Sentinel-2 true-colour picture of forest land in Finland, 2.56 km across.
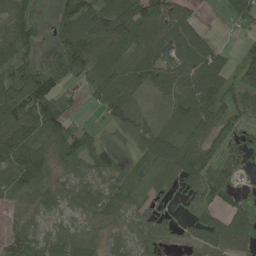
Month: May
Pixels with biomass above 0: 85%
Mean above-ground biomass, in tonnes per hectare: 84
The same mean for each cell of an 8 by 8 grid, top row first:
115 39 124 129 120 92 3 86
123 52 149 103 94 59 71 26
144 149 70 110 86 90 89 82
129 137 25 74 24 55 88 90
136 126 117 40 64 101 107 82
126 84 72 81 115 91 99 38
62 58 58 85 71 40 94 83
65 57 66 45 59 38 84 104
